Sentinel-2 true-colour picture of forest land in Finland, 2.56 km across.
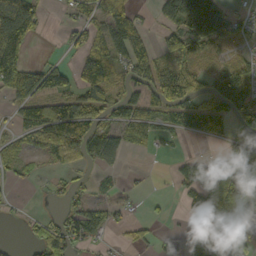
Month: October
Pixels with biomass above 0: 57%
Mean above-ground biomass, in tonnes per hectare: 56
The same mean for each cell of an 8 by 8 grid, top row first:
146 14 36 84 14 107 223 37
123 1 54 82 56 85 57 22
126 93 73 59 61 103 38 80
42 81 90 60 65 63 78 85
27 54 94 75 39 13 17 93
24 11 11 14 4 24 87 69
5 5 52 34 6 5 122 66
2 73 49 10 20 24 83 32
